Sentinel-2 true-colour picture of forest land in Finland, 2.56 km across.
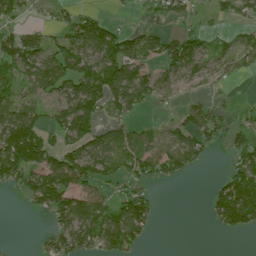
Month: July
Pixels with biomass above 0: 57%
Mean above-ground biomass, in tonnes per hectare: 64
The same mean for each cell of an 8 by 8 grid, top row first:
57 14 67 13 25 49 19 42
105 60 93 92 73 109 36 53
55 99 115 102 84 71 50 17
92 52 139 37 18 24 64 20
175 72 94 89 59 110 55 52
81 117 103 65 67 60 4 104
0 88 110 71 88 0 35 188
0 38 89 92 38 0 0 4
